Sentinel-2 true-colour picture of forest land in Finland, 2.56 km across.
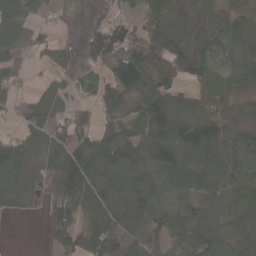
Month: April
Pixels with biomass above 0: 80%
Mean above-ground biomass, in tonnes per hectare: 75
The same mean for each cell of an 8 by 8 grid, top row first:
68 16 2 39 48 60 64 44
51 38 34 121 68 82 67 53
24 22 31 62 78 44 60 73
27 66 59 57 96 108 70 40
86 110 121 136 137 149 136 75
116 73 164 105 84 116 96 76
39 44 86 124 107 65 77 77
0 37 95 148 71 50 134 88
